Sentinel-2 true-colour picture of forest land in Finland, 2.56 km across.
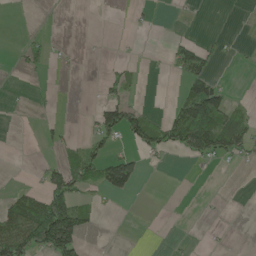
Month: May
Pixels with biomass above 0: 23%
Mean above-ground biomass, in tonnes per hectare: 29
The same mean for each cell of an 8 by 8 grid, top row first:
1 1 0 1 5 2 0 2
9 21 2 0 1 42 30 6
0 4 0 23 6 14 69 0
1 3 2 78 46 42 140 35
0 15 26 30 57 56 99 75
0 66 65 97 20 0 2 1
69 170 62 3 0 0 1 0
104 176 73 0 0 2 2 0
